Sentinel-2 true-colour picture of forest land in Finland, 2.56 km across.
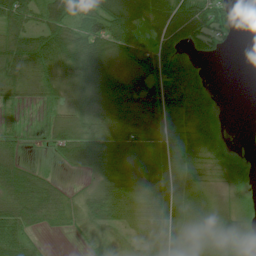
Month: July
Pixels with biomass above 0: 78%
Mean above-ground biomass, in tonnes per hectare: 44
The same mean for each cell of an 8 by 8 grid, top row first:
70 54 70 80 61 74 67 12
53 74 61 57 54 63 33 2
51 61 32 49 53 98 30 0
11 11 22 41 46 67 71 0
24 22 76 57 50 57 85 11
76 21 11 52 48 47 32 54
65 66 22 59 44 49 35 23
48 4 4 5 37 31 35 29
